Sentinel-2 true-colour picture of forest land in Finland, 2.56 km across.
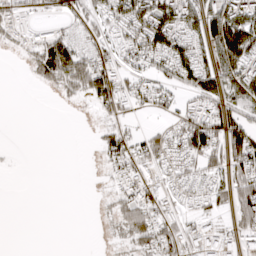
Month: March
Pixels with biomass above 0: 55%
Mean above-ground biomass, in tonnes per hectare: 44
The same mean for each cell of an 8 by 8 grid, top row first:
26 17 48 67 107 101 84 91
13 90 47 49 91 84 63 135
0 46 89 88 48 69 66 88
0 0 1 41 24 36 67 56
1 0 0 53 50 56 98 88
1 0 0 21 37 34 50 67
0 0 0 21 59 24 27 58
0 0 0 9 63 55 55 42
